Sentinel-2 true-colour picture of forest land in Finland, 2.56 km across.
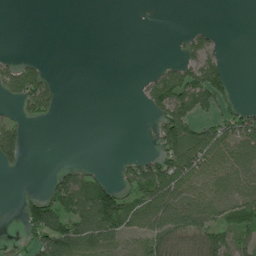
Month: July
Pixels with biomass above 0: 42%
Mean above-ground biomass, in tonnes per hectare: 45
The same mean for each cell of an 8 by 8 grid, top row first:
0 0 0 0 0 0 0 0
0 0 0 0 0 6 47 0
104 44 0 0 14 77 117 2
21 51 0 0 12 110 51 50
66 0 0 0 0 108 93 107
3 10 50 12 93 109 81 101
10 117 103 126 88 117 93 96
5 129 105 82 85 55 72 61
